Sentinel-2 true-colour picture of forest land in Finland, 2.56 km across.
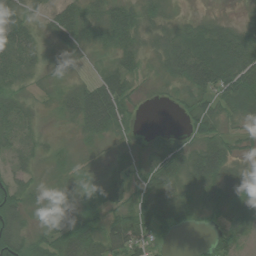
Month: August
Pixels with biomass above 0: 82%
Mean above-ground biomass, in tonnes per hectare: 34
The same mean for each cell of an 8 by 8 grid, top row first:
47 22 50 50 29 13 12 7
58 16 22 33 21 47 44 54
29 11 11 57 10 31 68 60
39 8 66 78 3 7 43 27
31 15 12 17 11 35 48 16
25 12 25 34 39 50 62 41
45 14 49 42 45 48 36 43
54 43 71 71 40 5 9 27
